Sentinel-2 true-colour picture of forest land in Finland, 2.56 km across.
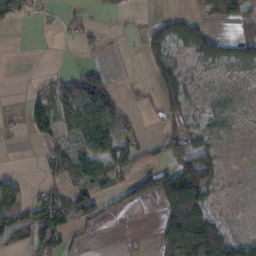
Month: November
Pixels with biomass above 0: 52%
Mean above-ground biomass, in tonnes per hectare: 45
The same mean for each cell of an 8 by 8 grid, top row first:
62 24 30 10 9 46 37 55
0 0 22 7 55 31 60 62
0 22 69 38 2 77 4 4
7 92 100 77 4 57 22 7
3 39 71 95 41 71 40 3
34 41 90 71 61 98 63 2
104 138 73 25 12 79 45 2
51 107 19 0 0 111 122 45
